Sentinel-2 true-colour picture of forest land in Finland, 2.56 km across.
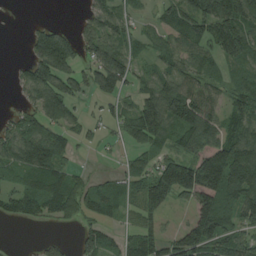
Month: August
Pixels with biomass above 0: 70%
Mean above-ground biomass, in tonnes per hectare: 77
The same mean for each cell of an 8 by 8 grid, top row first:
0 1 20 85 22 73 137 147
0 176 80 83 32 57 66 119
28 134 74 134 49 100 71 61
30 104 26 34 121 130 86 77
119 142 25 10 76 58 99 127
60 100 30 31 79 194 190 143
60 69 66 61 99 35 115 106
0 23 39 42 111 76 124 68
